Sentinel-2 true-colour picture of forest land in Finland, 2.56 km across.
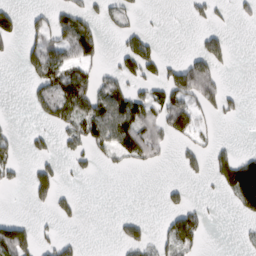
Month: March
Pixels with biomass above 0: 32%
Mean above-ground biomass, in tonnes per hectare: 41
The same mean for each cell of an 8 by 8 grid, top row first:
39 40 58 35 12 1 29 20
15 92 91 6 71 0 60 0
0 76 96 46 70 82 100 0
0 51 90 99 81 92 42 19
26 23 53 69 115 28 21 5
23 71 15 6 1 3 25 155
0 27 18 0 0 41 9 55
113 24 15 8 54 89 8 9
